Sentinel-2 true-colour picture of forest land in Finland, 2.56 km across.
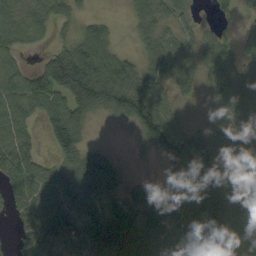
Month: September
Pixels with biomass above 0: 87%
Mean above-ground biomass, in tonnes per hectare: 80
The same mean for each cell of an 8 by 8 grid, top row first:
83 72 35 12 67 55 10 27
63 33 115 83 50 86 73 53
77 118 186 161 92 66 66 88
89 94 107 71 119 56 36 75
118 36 93 7 46 117 119 109
121 80 123 86 22 68 118 137
62 80 105 54 89 89 140 100
35 82 84 101 86 78 91 31
